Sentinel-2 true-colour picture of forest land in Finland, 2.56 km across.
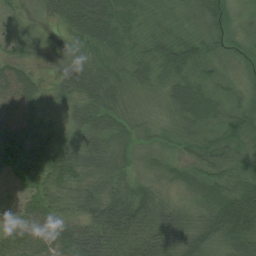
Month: August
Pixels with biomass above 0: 94%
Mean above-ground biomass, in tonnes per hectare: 47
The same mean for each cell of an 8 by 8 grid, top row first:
15 30 95 73 29 18 45 20
22 5 30 52 30 60 36 23
62 14 67 53 38 57 31 23
59 28 46 54 31 51 52 39
90 43 45 52 27 30 45 42
33 56 50 48 32 32 47 45
19 46 47 68 68 38 53 119
62 63 70 74 72 67 51 68
